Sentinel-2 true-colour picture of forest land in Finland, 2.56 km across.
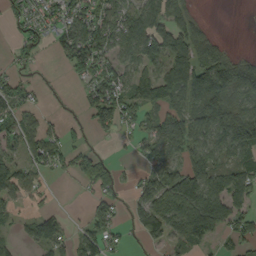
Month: September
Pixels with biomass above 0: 65%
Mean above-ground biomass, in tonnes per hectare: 64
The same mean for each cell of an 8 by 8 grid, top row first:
30 54 77 78 90 73 7 0
26 28 120 79 104 110 87 6
45 5 41 78 69 114 147 132
62 15 15 89 67 63 125 107
49 78 23 9 59 98 103 112
53 21 48 43 47 109 105 80
29 19 2 49 81 115 140 61
30 75 52 49 38 62 44 57
